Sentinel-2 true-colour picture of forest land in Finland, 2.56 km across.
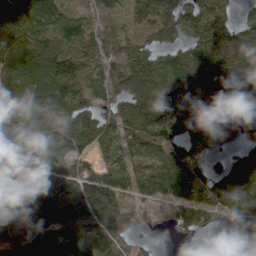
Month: April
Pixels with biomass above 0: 86%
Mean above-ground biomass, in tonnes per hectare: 95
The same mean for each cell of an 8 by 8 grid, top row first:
106 126 57 40 89 109 84 36
105 106 142 52 69 60 91 83
113 159 114 61 106 91 115 112
101 101 105 61 124 110 94 20
140 104 90 71 102 97 91 43
105 97 93 85 92 124 76 102
139 157 142 137 37 105 120 98
136 134 135 83 17 40 30 93
